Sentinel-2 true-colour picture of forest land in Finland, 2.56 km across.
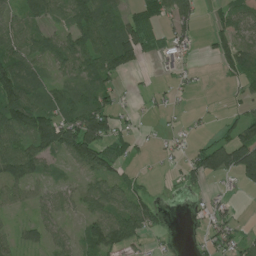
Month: July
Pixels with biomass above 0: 61%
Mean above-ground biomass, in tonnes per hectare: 48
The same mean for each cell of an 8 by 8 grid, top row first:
43 66 77 71 46 88 10 58
66 55 74 99 57 31 17 65
106 39 54 40 3 19 3 41
94 66 85 73 11 8 7 27
75 82 131 64 11 17 39 101
65 33 27 56 13 10 74 79
32 40 32 69 67 1 37 13
28 38 35 94 34 9 35 42
